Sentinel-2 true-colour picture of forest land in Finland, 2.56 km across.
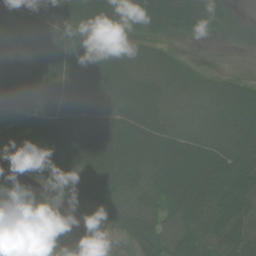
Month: July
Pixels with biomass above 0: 91%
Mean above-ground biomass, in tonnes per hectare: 56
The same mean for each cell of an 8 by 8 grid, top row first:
49 62 61 58 53 58 43 9
19 49 42 26 28 10 2 8
64 68 62 67 58 40 23 18
61 66 71 63 74 46 43 42
78 57 74 77 77 68 57 49
38 71 79 72 60 83 76 57
84 59 37 68 58 58 61 57
71 91 96 39 97 65 66 62
